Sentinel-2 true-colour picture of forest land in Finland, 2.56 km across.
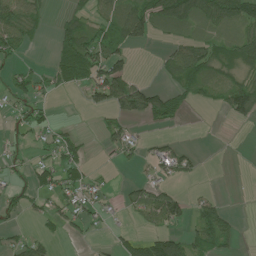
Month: June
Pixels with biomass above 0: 45%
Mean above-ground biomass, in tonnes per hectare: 37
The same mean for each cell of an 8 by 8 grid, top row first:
70 20 37 63 99 101 64 74
44 9 98 61 16 44 58 68
31 24 47 107 14 48 50 41
19 13 5 50 84 48 5 76
19 25 33 31 16 22 0 0
16 33 29 3 15 29 0 0
23 29 39 11 62 68 40 1
30 23 10 12 55 53 63 14
